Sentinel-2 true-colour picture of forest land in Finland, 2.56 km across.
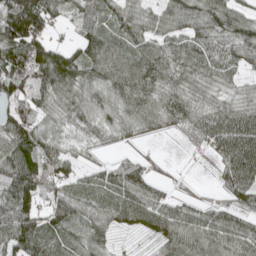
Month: May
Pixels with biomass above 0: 87%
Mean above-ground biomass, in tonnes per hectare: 77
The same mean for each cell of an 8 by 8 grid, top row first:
154 92 72 65 63 71 89 59
149 92 81 83 79 77 87 95
105 110 88 94 103 78 72 48
83 58 73 62 86 93 89 86
116 70 39 31 18 4 64 128
119 103 48 76 74 10 2 106
124 64 71 83 110 73 59 65
115 83 51 36 19 87 84 93
